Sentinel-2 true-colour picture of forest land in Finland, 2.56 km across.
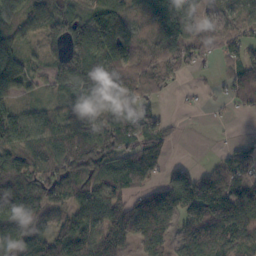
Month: October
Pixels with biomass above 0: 82%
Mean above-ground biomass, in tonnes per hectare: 83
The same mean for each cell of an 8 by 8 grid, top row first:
85 79 75 132 53 169 35 49
87 48 114 154 49 106 67 87
125 56 115 81 85 27 5 74
74 43 75 114 70 5 7 22
90 89 122 110 121 22 2 36
118 97 88 112 109 77 77 77
84 58 84 90 99 124 158 132
94 117 130 100 62 71 124 96
